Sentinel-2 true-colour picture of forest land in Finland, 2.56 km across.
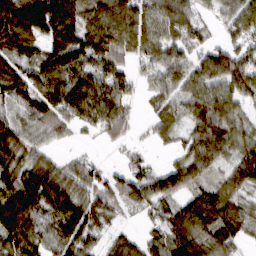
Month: March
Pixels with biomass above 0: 85%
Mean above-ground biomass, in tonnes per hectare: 100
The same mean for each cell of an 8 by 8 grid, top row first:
167 207 145 169 133 129 42 106
109 114 144 137 106 88 69 77
105 113 121 115 40 107 121 132
49 104 135 134 18 72 160 57
116 50 17 27 17 39 172 80
102 138 95 58 73 106 77 121
163 118 130 85 67 85 136 81
111 73 118 47 51 110 111 69
